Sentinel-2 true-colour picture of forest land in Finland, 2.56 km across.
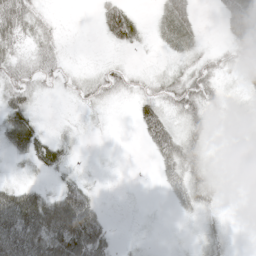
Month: May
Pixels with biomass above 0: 63%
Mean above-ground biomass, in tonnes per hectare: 26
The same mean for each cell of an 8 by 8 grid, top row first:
59 13 0 49 7 61 1 59
29 25 1 12 8 28 11 28
31 17 16 24 13 24 37 18
45 2 6 4 39 27 31 13
37 38 6 1 15 57 28 9
8 13 17 1 0 39 24 1
85 73 94 2 2 15 19 1
80 85 97 23 4 3 21 1
